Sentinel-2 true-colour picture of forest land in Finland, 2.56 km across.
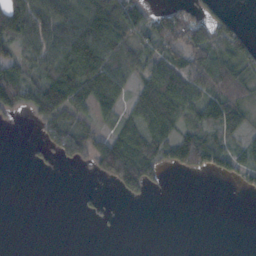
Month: October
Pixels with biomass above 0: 55%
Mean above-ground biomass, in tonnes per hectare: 49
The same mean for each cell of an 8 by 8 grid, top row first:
97 77 84 115 62 61 41 11
41 68 113 83 55 74 102 95
86 82 100 83 59 99 97 79
40 89 41 42 92 93 75 64
0 31 54 87 104 103 93 33
0 2 0 74 92 8 24 43
0 0 4 3 1 0 0 0
0 0 0 0 0 0 0 0
